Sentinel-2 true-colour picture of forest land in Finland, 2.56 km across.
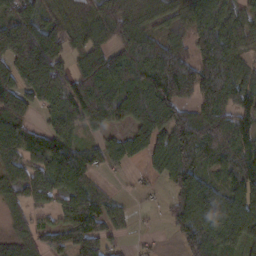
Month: February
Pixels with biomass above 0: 81%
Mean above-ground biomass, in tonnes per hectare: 101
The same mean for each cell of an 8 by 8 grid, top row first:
113 73 60 128 63 47 117 66
179 146 71 82 120 91 146 64
118 174 97 117 149 219 158 96
111 86 112 122 110 111 110 87
168 120 68 62 87 135 140 106
127 121 128 19 21 111 69 94
57 58 117 54 7 86 169 154
61 74 120 57 10 32 156 134
